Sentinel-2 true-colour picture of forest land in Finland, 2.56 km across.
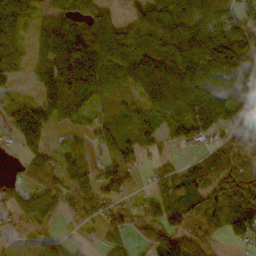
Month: October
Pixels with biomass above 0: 79%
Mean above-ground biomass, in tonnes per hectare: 102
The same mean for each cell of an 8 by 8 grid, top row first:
98 65 100 75 90 122 147 105
85 126 187 219 211 182 165 176
49 128 192 86 226 252 167 198
74 104 78 36 87 133 188 88
52 68 29 99 58 45 55 82
27 126 89 108 21 67 91 145
68 84 92 76 59 74 91 127
33 61 19 74 55 106 67 64
